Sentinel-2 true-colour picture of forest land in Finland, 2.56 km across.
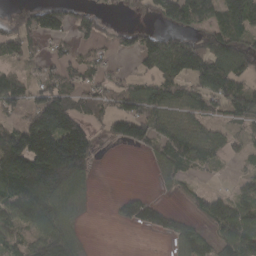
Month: March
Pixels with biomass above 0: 63%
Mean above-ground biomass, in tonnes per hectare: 77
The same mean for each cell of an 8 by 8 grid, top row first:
25 103 41 15 23 113 106 151
92 27 33 25 75 115 109 83
72 47 54 41 60 95 109 76
55 204 86 75 97 82 70 91
155 221 182 31 76 106 83 29
202 244 112 0 1 49 10 10
124 116 32 11 67 18 84 77
51 106 39 0 1 57 59 129
